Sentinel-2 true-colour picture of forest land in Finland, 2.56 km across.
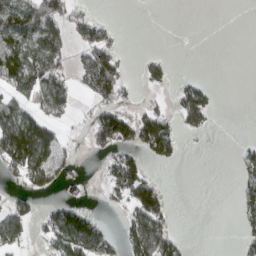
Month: March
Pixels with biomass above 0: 37%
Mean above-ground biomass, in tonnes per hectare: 50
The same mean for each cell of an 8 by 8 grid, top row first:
105 98 43 4 0 0 0 0
119 101 48 66 1 0 0 0
112 100 42 120 27 14 10 0
94 70 15 89 45 47 52 0
184 138 11 95 89 51 2 12
41 97 20 57 80 0 0 31
48 31 52 15 127 8 0 37
51 52 146 56 155 53 0 25
